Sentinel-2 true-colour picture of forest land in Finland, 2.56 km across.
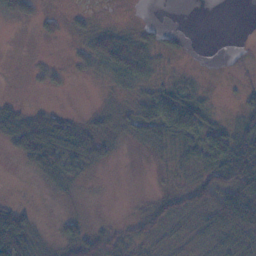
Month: November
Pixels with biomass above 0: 57%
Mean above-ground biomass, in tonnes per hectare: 24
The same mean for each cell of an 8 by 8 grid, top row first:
22 9 7 1 1 0 0 0
0 0 13 51 32 10 0 5
0 13 5 21 28 19 3 5
28 24 5 14 40 67 24 21
40 84 44 16 17 33 51 69
1 29 17 0 0 8 42 109
31 0 1 0 15 38 52 89
78 10 40 37 33 23 26 37
